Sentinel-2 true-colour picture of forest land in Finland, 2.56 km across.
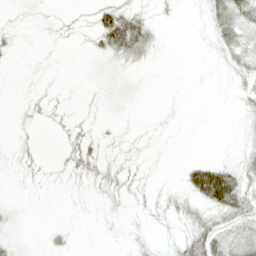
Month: April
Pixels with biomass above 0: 39%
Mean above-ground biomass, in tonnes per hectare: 11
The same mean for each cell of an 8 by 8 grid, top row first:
3 3 4 36 16 4 20 35
6 2 2 44 31 0 6 27
1 2 0 3 1 0 2 14
3 9 3 1 0 2 0 7
6 0 17 6 5 1 0 7
4 4 13 15 6 2 75 33
4 0 1 6 7 16 33 35
9 5 1 1 5 10 38 24
